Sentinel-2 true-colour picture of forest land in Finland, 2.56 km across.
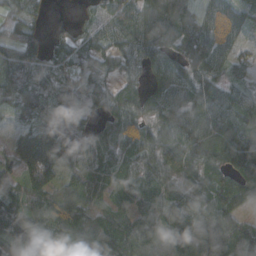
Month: October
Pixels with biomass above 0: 91%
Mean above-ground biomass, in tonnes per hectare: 79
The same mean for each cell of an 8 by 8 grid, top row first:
62 28 10 71 104 128 71 81
104 70 72 75 89 93 106 43
103 76 72 54 43 102 91 45
57 72 57 71 69 103 90 103
51 110 82 76 94 96 98 110
86 96 78 74 70 81 77 89
86 77 76 63 55 82 89 72
78 96 74 76 76 86 113 92
